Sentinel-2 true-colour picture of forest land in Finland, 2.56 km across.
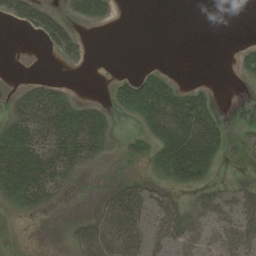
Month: August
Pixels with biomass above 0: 42%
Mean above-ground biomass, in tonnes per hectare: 21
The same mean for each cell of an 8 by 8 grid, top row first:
24 28 18 8 0 0 0 0
0 11 15 0 0 0 0 6
2 10 0 9 39 12 2 3
20 44 35 15 46 56 40 0
48 43 54 11 19 64 62 7
58 47 9 4 14 31 20 7
17 12 0 35 42 35 34 31
1 0 25 46 38 39 19 36
